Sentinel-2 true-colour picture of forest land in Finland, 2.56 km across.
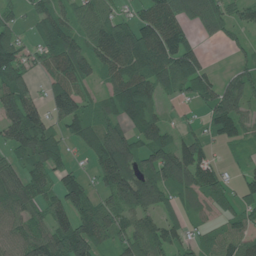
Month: June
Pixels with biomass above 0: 78%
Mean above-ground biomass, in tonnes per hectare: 84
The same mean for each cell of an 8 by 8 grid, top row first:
40 76 60 61 77 98 73 50
90 77 74 147 133 140 12 32
136 52 80 78 117 114 69 76
165 95 102 69 100 10 69 95
96 106 52 132 82 85 56 42
76 68 55 148 100 115 87 34
92 78 109 86 96 52 58 58
78 119 164 69 101 68 44 82
